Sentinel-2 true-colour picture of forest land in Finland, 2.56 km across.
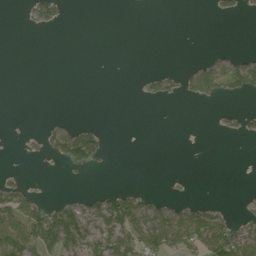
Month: August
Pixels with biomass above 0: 24%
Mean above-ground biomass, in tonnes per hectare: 19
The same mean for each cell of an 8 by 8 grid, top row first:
1 33 0 0 0 0 2 9
0 0 0 0 0 0 2 2
0 0 0 0 13 22 56 50
0 0 0 0 0 0 0 15
1 26 92 2 0 0 0 1
6 0 2 1 0 2 0 0
63 46 40 69 57 32 38 7
59 83 68 59 69 55 82 71
